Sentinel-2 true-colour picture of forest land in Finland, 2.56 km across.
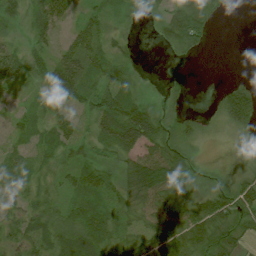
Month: July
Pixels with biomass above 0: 73%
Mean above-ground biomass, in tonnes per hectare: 34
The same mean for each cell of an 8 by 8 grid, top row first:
27 48 22 27 9 53 42 0
14 22 44 21 0 29 10 0
29 41 60 57 5 5 0 19
15 33 35 67 62 15 9 96
20 25 32 52 62 38 7 11
36 19 36 27 81 42 17 26
34 35 46 37 36 31 52 64
29 48 72 44 27 45 61 38
